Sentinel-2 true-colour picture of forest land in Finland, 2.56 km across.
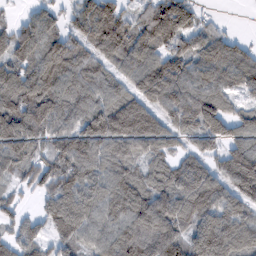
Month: February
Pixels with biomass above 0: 88%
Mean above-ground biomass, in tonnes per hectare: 100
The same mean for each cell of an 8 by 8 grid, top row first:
19 66 92 119 67 160 16 0
94 119 90 121 101 88 110 72
113 152 105 87 137 152 124 114
116 115 97 150 140 120 163 58
113 64 130 121 108 65 76 94
41 79 105 98 73 91 106 158
42 68 117 105 140 113 115 96
74 67 84 103 134 96 145 107
